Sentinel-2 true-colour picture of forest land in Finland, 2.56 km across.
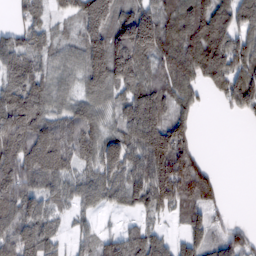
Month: February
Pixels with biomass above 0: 82%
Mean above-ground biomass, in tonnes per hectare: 97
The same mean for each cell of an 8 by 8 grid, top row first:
36 56 116 134 145 117 163 120
98 67 95 195 182 136 189 129
101 70 70 130 106 121 91 128
166 85 92 65 161 93 8 55
137 139 97 104 140 132 1 0
128 111 75 102 116 186 75 0
121 78 61 47 76 82 64 0
113 95 41 69 99 36 75 62
